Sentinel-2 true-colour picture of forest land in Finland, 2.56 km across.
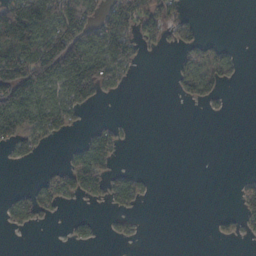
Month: October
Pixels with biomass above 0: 36%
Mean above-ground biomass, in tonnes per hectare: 45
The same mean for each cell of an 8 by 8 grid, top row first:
203 166 155 92 84 47 0 0
136 150 151 129 27 27 44 8
170 126 140 65 1 27 65 11
141 88 32 0 0 0 5 0
49 15 34 60 0 0 0 0
0 34 104 47 17 0 0 10
48 35 5 22 9 0 0 31
0 0 19 12 4 0 3 18
